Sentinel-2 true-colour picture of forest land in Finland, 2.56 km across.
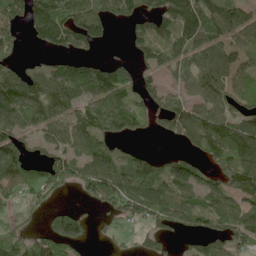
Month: June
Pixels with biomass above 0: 70%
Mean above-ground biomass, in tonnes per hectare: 82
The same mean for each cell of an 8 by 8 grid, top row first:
66 170 113 71 68 136 113 103
46 46 59 7 65 108 99 72
90 107 165 116 51 54 104 65
114 114 76 140 65 100 107 65
85 54 83 66 7 21 115 105
89 85 94 112 147 125 56 107
38 41 29 60 107 97 112 106
52 98 66 15 42 22 73 71
